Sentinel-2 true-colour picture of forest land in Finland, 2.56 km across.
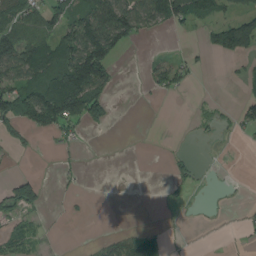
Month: August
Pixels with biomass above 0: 34%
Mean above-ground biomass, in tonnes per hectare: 41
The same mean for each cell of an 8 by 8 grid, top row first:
88 75 64 144 86 80 52 60
138 91 157 110 1 2 32 80
86 113 168 60 19 55 0 11
145 177 139 29 0 0 15 35
34 4 16 0 0 1 6 3
26 1 9 0 0 26 3 1
66 13 2 0 0 1 2 6
39 12 1 24 31 2 2 5
